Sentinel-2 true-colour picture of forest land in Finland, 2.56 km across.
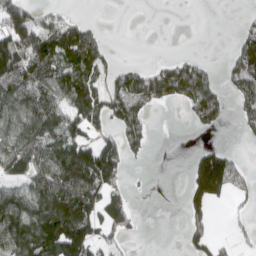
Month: April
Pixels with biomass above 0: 51%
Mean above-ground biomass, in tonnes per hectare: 82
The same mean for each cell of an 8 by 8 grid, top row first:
112 66 20 0 0 0 0 10
152 141 151 19 0 2 0 80
119 109 121 78 112 156 69 104
111 124 119 121 81 3 106 57
122 128 140 86 75 0 30 9
101 149 193 135 4 0 282 63
129 154 171 138 3 0 84 17
147 183 188 61 4 1 93 24
